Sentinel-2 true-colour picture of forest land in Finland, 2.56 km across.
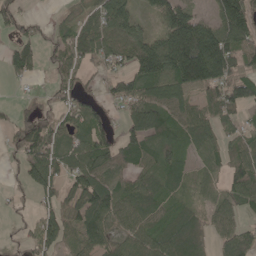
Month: May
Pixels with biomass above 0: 76%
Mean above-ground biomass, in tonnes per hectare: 76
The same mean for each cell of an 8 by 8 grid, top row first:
49 10 44 126 35 181 50 175
58 38 94 79 119 268 224 99
21 20 44 51 104 147 163 108
25 33 62 27 106 79 73 53
37 73 69 71 70 77 61 67
15 86 88 92 64 61 31 59
10 57 97 100 86 52 46 63
10 69 69 73 84 105 53 83
